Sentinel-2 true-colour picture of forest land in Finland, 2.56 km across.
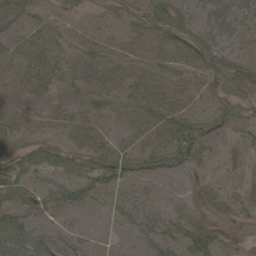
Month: May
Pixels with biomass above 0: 66%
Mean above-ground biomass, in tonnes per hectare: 30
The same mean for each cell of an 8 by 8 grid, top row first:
42 16 15 15 41 40 43 43
23 31 25 22 29 45 43 20
30 29 30 29 34 23 22 42
11 13 18 20 39 36 21 31
37 37 31 27 21 58 33 20
44 27 39 57 40 23 16 9
56 39 32 19 24 16 25 18
59 57 27 6 29 38 44 12
